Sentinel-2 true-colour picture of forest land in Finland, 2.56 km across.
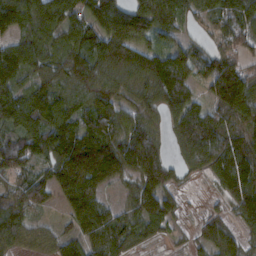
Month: February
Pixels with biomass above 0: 88%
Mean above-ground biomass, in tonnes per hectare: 89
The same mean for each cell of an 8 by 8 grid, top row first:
112 107 71 97 100 85 65 95
79 71 89 125 80 63 51 60
99 87 105 77 90 134 91 143
115 138 91 92 68 86 62 116
92 125 164 127 133 43 144 108
88 79 168 93 114 37 51 154
104 44 88 42 107 44 18 81
70 38 73 117 56 17 89 65
